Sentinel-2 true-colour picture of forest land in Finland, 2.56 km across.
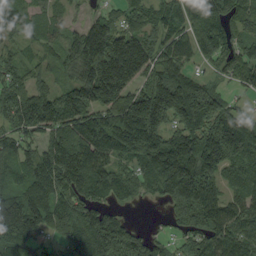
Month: September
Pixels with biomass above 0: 88%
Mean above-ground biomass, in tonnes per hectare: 121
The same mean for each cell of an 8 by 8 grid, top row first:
74 60 21 69 83 103 151 88
44 48 148 180 125 90 81 74
60 42 129 237 95 144 47 61
135 149 128 117 215 153 153 65
93 105 209 179 207 182 188 212
97 150 199 110 84 220 141 100
195 130 134 78 6 120 162 106
163 55 165 215 104 41 109 130
